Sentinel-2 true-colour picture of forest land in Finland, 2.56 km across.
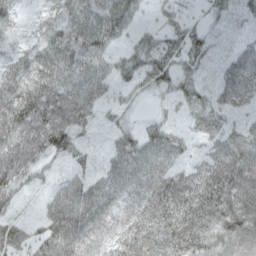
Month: April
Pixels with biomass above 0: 89%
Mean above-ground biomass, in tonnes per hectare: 62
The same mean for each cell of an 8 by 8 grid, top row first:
39 44 79 88 22 36 26 27
28 74 79 42 58 55 42 33
78 87 71 48 60 65 23 72
98 91 79 29 17 27 62 32
83 92 43 40 75 56 35 64
83 29 45 76 75 67 84 92
31 51 104 52 67 93 89 92
71 96 76 49 84 90 75 86
